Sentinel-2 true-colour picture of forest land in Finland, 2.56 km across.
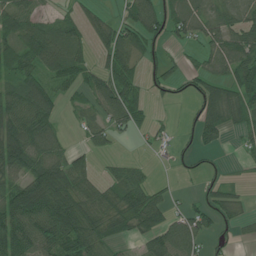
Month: July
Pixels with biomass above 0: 67%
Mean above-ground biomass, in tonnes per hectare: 53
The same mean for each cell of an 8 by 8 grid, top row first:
60 25 30 21 74 60 43 45
60 80 38 71 47 20 47 82
48 51 40 72 34 36 61 66
100 69 23 66 24 3 76 73
114 76 15 21 8 17 37 21
66 119 70 27 26 7 20 6
113 116 99 81 98 20 45 30
106 98 89 45 46 86 33 13
